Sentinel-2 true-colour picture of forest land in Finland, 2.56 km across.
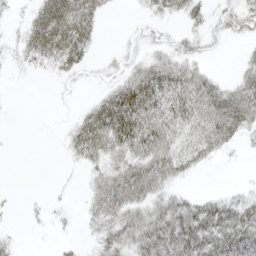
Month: April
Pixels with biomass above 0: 58%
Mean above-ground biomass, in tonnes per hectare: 27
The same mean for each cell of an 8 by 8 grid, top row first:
6 61 61 3 9 18 19 27
16 55 45 3 13 19 9 4
1 4 7 16 53 47 27 26
0 0 16 77 60 47 49 53
0 0 41 46 51 39 40 13
0 0 5 39 54 26 1 1
2 10 7 46 36 39 40 42
7 1 6 36 49 54 58 58
